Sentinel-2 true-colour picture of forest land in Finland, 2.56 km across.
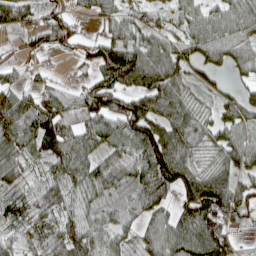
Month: April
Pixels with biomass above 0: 84%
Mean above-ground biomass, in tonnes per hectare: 72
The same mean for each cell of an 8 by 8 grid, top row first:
96 50 26 46 40 44 61 72
11 58 45 105 77 66 74 63
34 20 27 113 108 91 29 28
87 104 80 98 112 85 36 69
83 106 84 57 114 114 55 82
62 70 84 96 93 119 73 57
63 70 66 59 72 60 128 89
47 68 110 57 57 105 136 24
